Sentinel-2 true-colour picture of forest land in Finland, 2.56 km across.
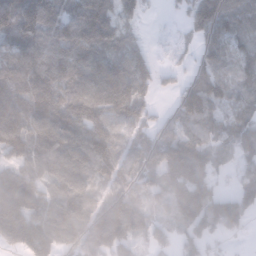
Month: January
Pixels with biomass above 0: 85%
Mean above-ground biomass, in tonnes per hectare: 104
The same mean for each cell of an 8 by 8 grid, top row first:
143 140 106 108 45 19 161 92
121 136 115 98 47 25 73 54
147 135 122 156 102 44 110 76
181 154 157 125 80 79 99 57
139 132 131 108 79 126 83 83
118 110 132 74 85 105 74 49
224 140 102 101 73 89 75 126
165 157 107 138 54 79 65 16
